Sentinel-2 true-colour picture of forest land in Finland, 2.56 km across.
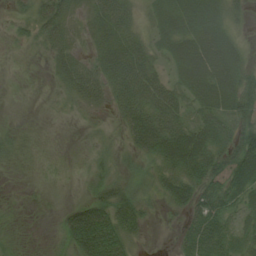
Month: August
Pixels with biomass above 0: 74%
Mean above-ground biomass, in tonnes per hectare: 32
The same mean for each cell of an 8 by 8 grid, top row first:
15 39 18 53 27 53 54 22
8 25 13 44 39 43 75 30
3 9 44 42 64 33 74 55
1 2 14 19 50 45 47 42
11 2 2 14 46 72 52 56
1 3 7 25 20 42 44 59
2 3 34 55 24 24 47 40
9 4 67 66 11 14 63 37
